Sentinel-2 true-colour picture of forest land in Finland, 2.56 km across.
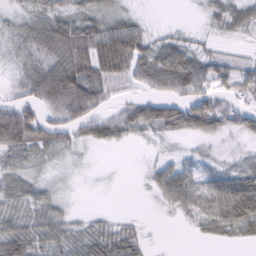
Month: February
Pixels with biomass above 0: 74%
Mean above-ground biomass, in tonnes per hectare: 39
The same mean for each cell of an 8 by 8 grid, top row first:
19 39 39 38 11 1 21 42
24 61 75 117 59 57 17 7
24 79 92 59 47 80 53 47
70 40 94 33 60 72 74 40
67 58 28 23 12 13 18 13
38 11 2 1 8 49 30 41
41 41 4 3 1 30 49 73
66 46 40 49 18 0 13 18
